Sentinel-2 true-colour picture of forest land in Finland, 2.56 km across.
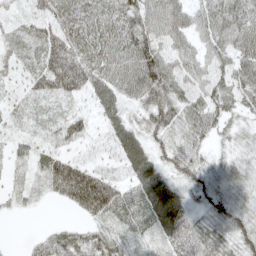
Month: May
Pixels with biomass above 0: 88%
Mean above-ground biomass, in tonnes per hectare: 43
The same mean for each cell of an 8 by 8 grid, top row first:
14 41 58 56 62 60 54 61
26 56 57 63 80 45 42 59
19 61 63 61 87 53 47 55
16 17 21 43 42 56 56 36
14 18 19 28 54 45 29 30
8 42 74 26 68 40 43 38
11 2 43 56 57 71 42 44
1 30 39 48 23 47 49 53
